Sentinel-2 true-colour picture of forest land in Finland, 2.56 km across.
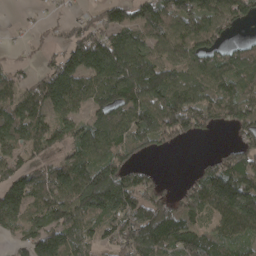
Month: April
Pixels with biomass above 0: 79%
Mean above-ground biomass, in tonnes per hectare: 105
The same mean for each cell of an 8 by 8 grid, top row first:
5 23 40 98 105 121 104 87
12 34 151 142 108 104 106 48
55 141 138 158 185 98 106 82
124 129 74 126 132 192 127 125
102 139 111 105 70 45 9 75
117 108 153 141 60 7 132 144
122 143 149 145 143 94 119 181
52 149 108 71 161 122 100 82
